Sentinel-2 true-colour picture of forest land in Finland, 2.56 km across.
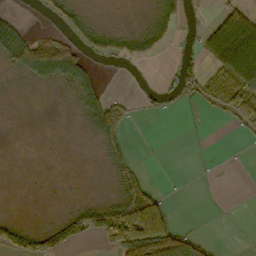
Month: October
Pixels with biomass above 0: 34%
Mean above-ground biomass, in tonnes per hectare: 26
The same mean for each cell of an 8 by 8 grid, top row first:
9 16 22 0 5 36 9 64
57 98 37 34 44 8 53 117
4 31 42 0 0 23 28 89
0 0 17 62 6 2 5 67
0 0 0 36 1 0 0 2
0 0 1 16 12 0 0 0
0 0 28 53 109 5 0 0
41 36 26 60 147 86 14 0
